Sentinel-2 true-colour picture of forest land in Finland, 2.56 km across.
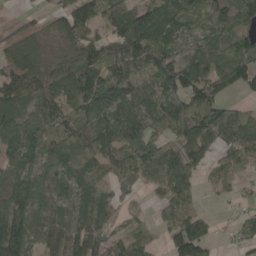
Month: May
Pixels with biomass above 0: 83%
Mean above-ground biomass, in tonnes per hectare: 91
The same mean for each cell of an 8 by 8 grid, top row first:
14 35 115 113 150 115 82 109
70 26 67 106 155 71 79 96
115 97 115 94 70 135 120 96
101 96 81 107 110 122 137 60
109 87 114 99 126 105 131 109
98 84 97 60 71 120 36 49
117 107 87 76 19 89 13 23
160 113 120 78 62 96 77 40
